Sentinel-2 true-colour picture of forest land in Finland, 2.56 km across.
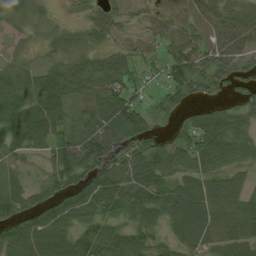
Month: August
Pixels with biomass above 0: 83%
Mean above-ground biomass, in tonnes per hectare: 58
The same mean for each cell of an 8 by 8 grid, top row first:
46 21 20 52 22 61 71 64
17 29 57 43 37 52 68 66
57 68 68 75 27 65 57 45
65 72 42 105 63 35 48 42
58 69 87 89 45 54 97 55
26 40 67 76 80 50 63 34
58 58 74 52 76 77 72 62
81 95 77 76 56 44 50 66
